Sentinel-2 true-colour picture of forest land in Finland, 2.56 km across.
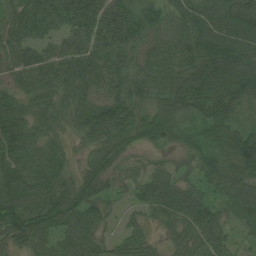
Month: July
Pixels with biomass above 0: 95%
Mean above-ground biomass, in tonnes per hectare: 71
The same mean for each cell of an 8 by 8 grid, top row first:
71 78 79 74 79 65 94 114
65 45 72 69 61 76 114 105
48 69 77 76 79 74 102 113
84 66 82 110 49 79 82 46
106 64 35 80 34 40 50 81
100 101 61 56 52 51 55 87
95 107 91 23 47 89 60 60
65 47 71 33 40 45 70 30
